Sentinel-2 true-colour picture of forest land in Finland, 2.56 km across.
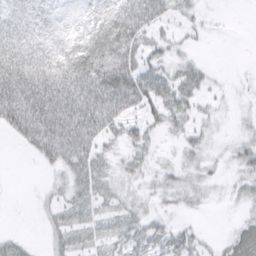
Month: March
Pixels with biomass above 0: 66%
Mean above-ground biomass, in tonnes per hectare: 29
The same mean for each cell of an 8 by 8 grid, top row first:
33 30 23 65 63 18 5 0
55 44 49 60 33 14 3 0
72 69 70 64 54 37 15 2
69 71 66 56 28 30 10 6
10 50 46 17 25 10 13 17
0 7 36 27 21 20 14 15
0 12 28 23 19 11 6 9
13 10 24 31 31 30 8 30
